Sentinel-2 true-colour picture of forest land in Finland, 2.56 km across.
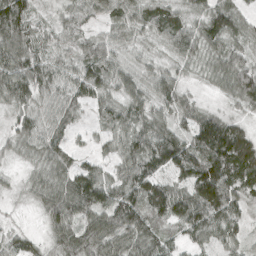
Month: April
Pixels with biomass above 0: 93%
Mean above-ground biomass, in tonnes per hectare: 72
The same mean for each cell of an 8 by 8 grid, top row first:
113 28 66 68 70 65 82 55
91 51 74 67 29 67 68 58
104 79 90 78 69 63 32 105
59 53 43 60 66 64 39 36
43 63 20 42 88 99 149 155
14 59 94 52 102 72 145 129
5 64 80 107 107 110 144 63
49 42 96 77 74 43 64 47
